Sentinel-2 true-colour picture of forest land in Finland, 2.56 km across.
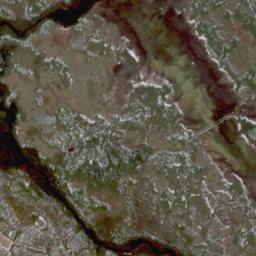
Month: May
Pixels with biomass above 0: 71%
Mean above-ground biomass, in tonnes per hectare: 34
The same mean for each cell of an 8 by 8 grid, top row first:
50 47 17 4 0 6 44 47
42 20 14 26 9 0 34 19
28 29 14 10 25 5 1 34
48 22 23 24 42 24 0 30
42 35 59 85 44 27 6 23
37 79 91 111 44 43 25 12
30 52 98 19 20 43 32 32
41 40 74 62 48 48 27 30
